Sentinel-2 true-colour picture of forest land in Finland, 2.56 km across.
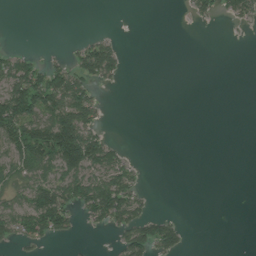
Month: July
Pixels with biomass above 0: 32%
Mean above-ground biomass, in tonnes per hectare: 36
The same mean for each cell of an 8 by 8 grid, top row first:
0 0 0 0 0 0 27 48
11 2 38 56 0 0 0 0
102 99 81 34 0 0 0 0
146 95 125 1 0 0 0 0
92 121 191 39 0 0 0 0
65 66 94 83 10 0 0 0
74 152 58 118 37 0 0 0
42 29 6 12 98 59 0 0
